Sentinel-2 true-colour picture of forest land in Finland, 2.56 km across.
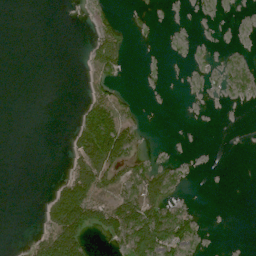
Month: July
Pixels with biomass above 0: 26%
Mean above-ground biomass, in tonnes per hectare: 22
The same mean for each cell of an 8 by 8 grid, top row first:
0 0 0 8 1 0 2 0
0 0 1 61 0 1 2 2
0 0 1 26 1 0 5 23
0 0 25 64 4 0 0 0
0 0 60 146 10 0 0 0
0 1 81 58 50 19 0 0
0 32 130 84 90 34 0 0
1 67 78 36 120 77 3 0
